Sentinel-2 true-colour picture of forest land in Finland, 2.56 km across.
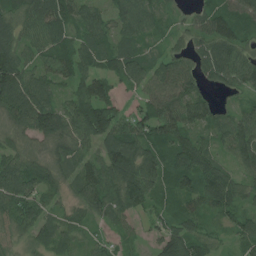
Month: July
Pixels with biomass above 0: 92%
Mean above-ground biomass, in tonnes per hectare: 78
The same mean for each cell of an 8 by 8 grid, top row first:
76 128 84 60 85 25 88 108
85 88 84 76 53 35 81 80
125 73 81 71 79 117 55 80
99 115 112 99 68 104 76 58
49 55 63 110 110 106 48 113
99 66 80 106 149 101 105 54
101 50 50 87 60 56 72 58
36 67 40 34 20 93 59 57
